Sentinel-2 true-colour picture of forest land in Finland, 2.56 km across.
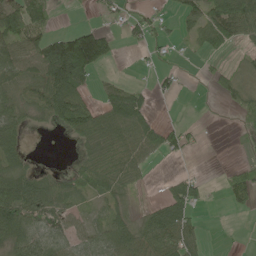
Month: May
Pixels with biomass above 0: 56%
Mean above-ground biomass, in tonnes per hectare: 46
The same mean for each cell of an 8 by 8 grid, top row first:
102 52 1 24 24 27 75 101
74 128 212 54 21 9 34 17
48 110 80 18 3 22 11 22
46 64 85 83 63 0 0 39
38 0 27 77 78 40 2 4
52 26 44 68 19 19 6 38
102 66 28 35 13 76 10 14
67 59 42 70 70 89 11 1
